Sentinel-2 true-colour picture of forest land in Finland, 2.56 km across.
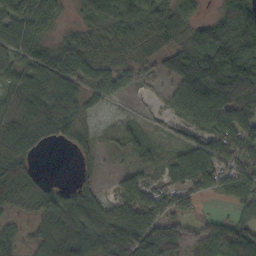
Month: October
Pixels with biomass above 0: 80%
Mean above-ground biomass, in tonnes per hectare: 58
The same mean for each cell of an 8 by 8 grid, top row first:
68 59 30 76 72 68 20 135
68 58 62 53 32 49 107 136
52 81 76 51 21 53 109 135
68 107 54 7 4 30 83 85
80 31 30 10 20 16 45 71
86 7 12 9 23 43 70 54
40 70 79 58 79 43 3 37
41 69 73 98 110 67 60 93
